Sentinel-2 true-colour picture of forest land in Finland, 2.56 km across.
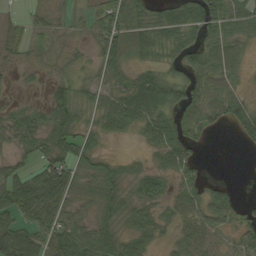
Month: September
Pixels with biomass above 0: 75%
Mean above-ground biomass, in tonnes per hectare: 36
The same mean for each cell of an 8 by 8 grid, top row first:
20 20 8 48 38 53 65 43
23 28 13 52 36 32 40 26
7 22 18 25 46 38 38 16
21 40 30 50 72 37 35 51
29 46 41 7 23 55 7 14
30 51 34 40 36 34 11 1
53 64 22 45 39 33 52 25
82 66 67 52 39 22 44 25
